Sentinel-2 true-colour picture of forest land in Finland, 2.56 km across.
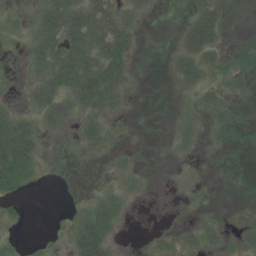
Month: July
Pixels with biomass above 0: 38%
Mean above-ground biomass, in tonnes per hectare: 8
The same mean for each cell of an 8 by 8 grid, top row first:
2 19 31 22 4 0 22 1
1 16 26 29 3 8 26 4
1 17 30 26 1 9 7 5
9 16 13 9 1 1 6 2
35 2 7 3 1 3 3 5
23 1 0 3 2 0 1 1
3 0 2 12 0 0 1 2
1 1 31 13 1 3 5 4
